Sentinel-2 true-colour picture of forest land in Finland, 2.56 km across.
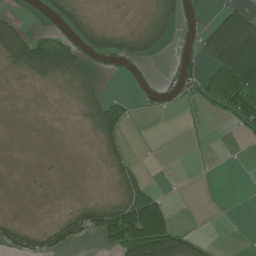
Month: June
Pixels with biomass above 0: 34%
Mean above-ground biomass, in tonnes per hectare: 26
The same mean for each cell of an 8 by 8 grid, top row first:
9 16 22 0 5 36 9 64
57 98 37 34 44 8 53 117
4 31 42 0 0 23 28 89
0 0 17 62 6 2 5 67
0 0 0 36 1 0 0 2
0 0 1 16 12 0 0 0
0 0 28 53 109 5 0 0
41 36 26 60 147 86 14 0
